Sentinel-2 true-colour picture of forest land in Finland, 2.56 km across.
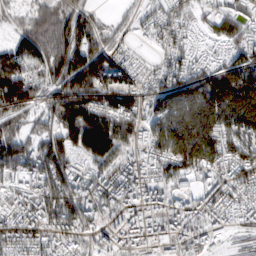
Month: February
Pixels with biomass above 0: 89%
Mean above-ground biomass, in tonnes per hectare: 126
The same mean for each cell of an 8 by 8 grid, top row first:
37 96 94 17 50 71 52 83
97 172 144 89 36 83 25 101
141 104 161 174 90 121 140 182
103 95 195 181 120 161 206 227
123 111 137 170 130 200 180 167
116 180 128 142 158 126 119 107
148 158 154 124 203 145 122 110
100 114 101 112 189 166 137 21
